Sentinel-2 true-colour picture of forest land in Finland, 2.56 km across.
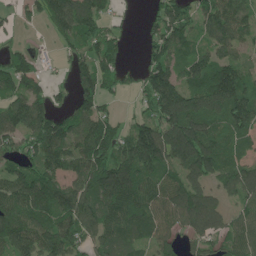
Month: June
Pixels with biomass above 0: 82%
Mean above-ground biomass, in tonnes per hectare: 104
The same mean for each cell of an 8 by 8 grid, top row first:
36 101 144 51 22 120 105 111
32 12 74 85 36 101 67 71
101 39 86 68 80 116 134 119
116 103 87 44 56 184 158 139
86 136 117 129 192 188 155 75
91 130 117 177 129 88 100 114
135 147 162 138 124 125 110 65
152 131 116 115 80 65 82 98
